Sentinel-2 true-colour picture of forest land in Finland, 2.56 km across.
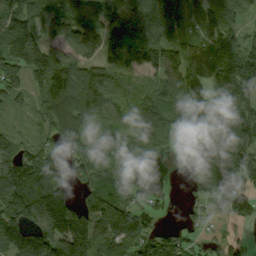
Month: September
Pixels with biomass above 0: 86%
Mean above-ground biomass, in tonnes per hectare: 107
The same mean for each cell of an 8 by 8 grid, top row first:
156 111 125 151 158 127 115 78
182 115 148 131 159 106 95 121
88 67 135 88 45 119 99 161
29 88 119 69 86 111 96 159
58 60 72 76 73 85 87 145
131 119 59 68 93 20 87 139
138 183 118 129 83 15 58 101
155 164 206 136 153 108 34 47
